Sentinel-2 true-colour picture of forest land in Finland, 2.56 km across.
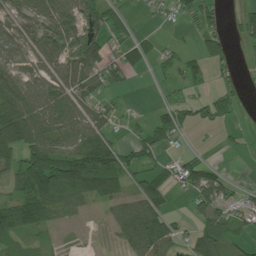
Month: July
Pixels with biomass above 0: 63%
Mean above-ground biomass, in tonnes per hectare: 57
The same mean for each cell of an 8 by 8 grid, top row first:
51 65 82 46 7 22 43 33
61 69 94 36 31 20 62 13
62 69 81 32 2 30 27 25
110 86 75 36 7 77 65 22
99 88 92 63 84 21 1 15
70 152 160 130 58 59 87 3
112 96 40 40 107 12 73 47
38 14 3 13 115 48 103 42
